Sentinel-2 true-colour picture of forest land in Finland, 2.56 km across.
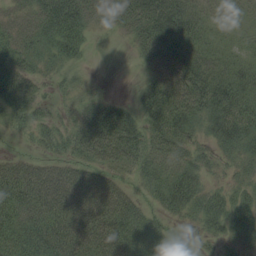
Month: August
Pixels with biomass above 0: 84%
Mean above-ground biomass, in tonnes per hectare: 50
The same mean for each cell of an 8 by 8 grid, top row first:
26 65 60 41 74 85 33 26
46 33 36 2 45 69 47 31
62 20 14 1 28 75 80 59
38 20 34 68 54 84 64 78
4 28 57 105 66 54 32 55
63 58 60 44 40 49 25 27
68 72 81 87 32 34 53 53
72 79 84 91 75 21 24 27
